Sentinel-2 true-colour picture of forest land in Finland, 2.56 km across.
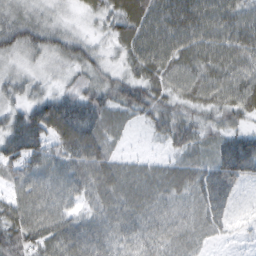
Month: February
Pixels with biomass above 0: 97%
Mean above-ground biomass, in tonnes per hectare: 61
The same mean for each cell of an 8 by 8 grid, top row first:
49 34 18 54 81 91 81 69
59 62 54 27 85 80 73 78
38 25 39 46 63 62 70 65
47 98 95 60 51 50 47 59
94 73 103 44 7 46 49 91
67 71 69 80 57 62 75 77
73 79 37 62 60 45 71 13
81 83 92 63 53 52 27 10
